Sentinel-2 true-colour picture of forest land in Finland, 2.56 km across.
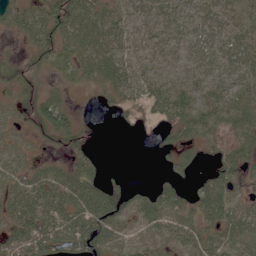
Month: June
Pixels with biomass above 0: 80%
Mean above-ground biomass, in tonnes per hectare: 48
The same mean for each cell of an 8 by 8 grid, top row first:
44 54 69 44 46 45 43 43
10 47 66 62 46 37 51 55
41 21 32 60 60 50 66 70
29 51 11 13 29 64 61 67
38 15 29 0 4 39 30 43
52 57 83 14 0 24 36 44
81 82 88 78 57 56 67 48
81 90 93 69 47 54 53 64
